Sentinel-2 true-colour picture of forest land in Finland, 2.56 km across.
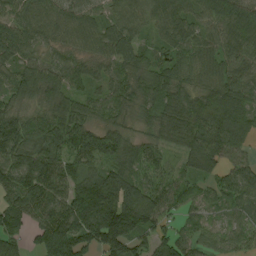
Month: August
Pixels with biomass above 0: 93%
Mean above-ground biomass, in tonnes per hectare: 92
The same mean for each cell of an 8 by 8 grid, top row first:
85 92 86 55 74 102 87 140
125 56 70 88 54 71 71 90
85 102 65 70 87 83 75 78
80 73 69 70 52 97 137 115
157 97 109 88 50 64 161 98
142 144 77 104 56 40 67 107
122 126 166 198 126 44 41 65
66 142 129 183 68 76 36 41
